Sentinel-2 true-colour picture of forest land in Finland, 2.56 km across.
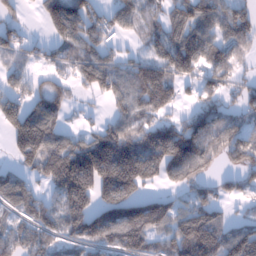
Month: January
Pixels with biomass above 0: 74%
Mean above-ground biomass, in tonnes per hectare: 105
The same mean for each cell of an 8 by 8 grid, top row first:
40 88 156 89 81 65 120 113
68 51 97 59 50 144 122 69
65 47 80 115 165 111 69 48
118 112 19 56 97 49 111 73
110 163 118 229 181 182 118 112
67 118 248 238 168 97 56 66
68 81 137 176 143 80 101 14
91 73 99 108 121 122 169 127
